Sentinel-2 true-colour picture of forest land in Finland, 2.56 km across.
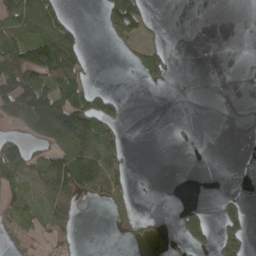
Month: April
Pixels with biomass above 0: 35%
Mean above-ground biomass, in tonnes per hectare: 43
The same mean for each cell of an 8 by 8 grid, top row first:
94 123 2 93 77 0 0 0
81 128 56 13 47 1 0 0
123 89 73 0 28 1 0 0
118 179 145 50 0 0 0 0
61 64 141 73 0 1 0 0
104 112 158 70 0 0 0 0
53 57 18 27 0 6 11 26
64 51 17 2 17 14 39 47
